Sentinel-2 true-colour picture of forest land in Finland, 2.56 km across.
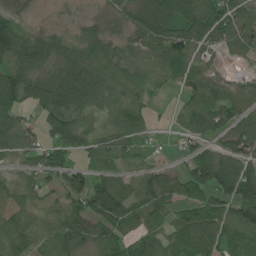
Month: July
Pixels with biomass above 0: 84%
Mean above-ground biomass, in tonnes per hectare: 67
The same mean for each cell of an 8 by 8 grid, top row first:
36 5 14 25 72 89 108 79
104 70 58 52 68 80 56 58
85 80 107 79 68 53 74 37
67 106 94 59 51 25 100 75
80 62 70 69 26 13 39 64
31 47 66 73 65 47 109 113
78 45 63 94 76 53 72 84
88 76 74 81 60 61 81 78
